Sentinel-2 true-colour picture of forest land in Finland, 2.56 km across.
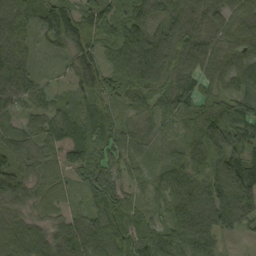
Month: September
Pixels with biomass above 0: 97%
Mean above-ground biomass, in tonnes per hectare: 87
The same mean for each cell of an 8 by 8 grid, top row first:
82 121 142 114 109 111 92 75
94 41 127 110 145 114 88 80
124 19 97 130 145 93 71 64
53 54 60 66 68 67 84 106
84 63 106 77 40 27 156 109
106 35 59 70 31 71 117 170
54 32 38 102 43 60 112 125
110 80 136 117 84 92 102 23
